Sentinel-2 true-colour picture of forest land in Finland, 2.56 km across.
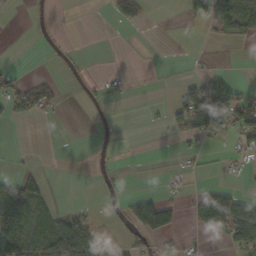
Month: October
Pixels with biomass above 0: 27%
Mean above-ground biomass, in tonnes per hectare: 26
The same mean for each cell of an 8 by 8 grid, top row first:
5 6 0 15 17 4 64 96
0 4 1 0 0 0 0 2
21 15 7 15 2 6 42 11
29 19 2 3 3 49 125 71
0 0 0 6 0 10 7 22
41 12 0 8 0 14 4 8
107 43 11 4 89 35 93 78
115 97 98 9 39 9 9 59
